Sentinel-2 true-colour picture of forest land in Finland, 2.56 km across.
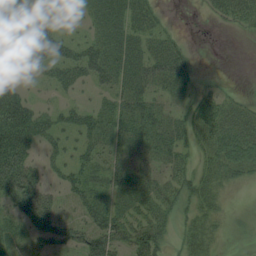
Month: August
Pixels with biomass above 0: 74%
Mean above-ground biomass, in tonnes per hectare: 41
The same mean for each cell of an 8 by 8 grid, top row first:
107 41 17 57 45 1 12 42
87 62 41 57 43 33 0 0
57 31 41 49 60 57 6 1
91 26 31 38 55 24 50 37
90 29 38 36 49 41 44 73
99 26 46 45 41 36 40 28
54 59 33 50 38 28 31 3
28 37 51 63 64 16 30 5
